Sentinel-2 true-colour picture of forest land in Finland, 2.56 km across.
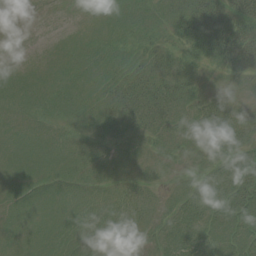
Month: August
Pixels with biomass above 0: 87%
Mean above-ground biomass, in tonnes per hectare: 16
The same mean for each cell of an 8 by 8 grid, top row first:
0 0 2 9 12 21 52 46
0 1 7 12 14 20 47 57
7 9 11 18 33 33 12 22
9 11 12 21 38 23 26 18
10 10 9 11 13 16 19 16
10 10 10 10 10 5 12 28
10 9 12 13 13 9 19 25
9 9 14 9 5 13 15 13
